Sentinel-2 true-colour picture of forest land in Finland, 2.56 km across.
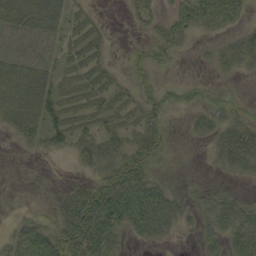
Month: September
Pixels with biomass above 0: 67%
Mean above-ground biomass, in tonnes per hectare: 31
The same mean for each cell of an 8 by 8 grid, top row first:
51 46 19 1 23 33 48 22
26 23 36 7 21 33 9 35
58 41 33 20 23 7 8 7
42 47 33 33 39 17 28 19
11 26 28 35 47 6 17 55
2 1 8 51 53 9 7 21
4 12 82 83 85 42 33 32
48 76 75 45 21 8 27 42
